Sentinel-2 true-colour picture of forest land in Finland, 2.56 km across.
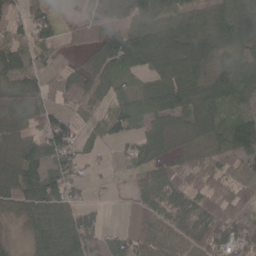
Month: April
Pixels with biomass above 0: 80%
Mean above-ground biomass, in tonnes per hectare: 61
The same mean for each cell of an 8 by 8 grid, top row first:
43 52 25 62 89 67 66 94
45 44 31 113 106 86 74 69
79 36 64 67 31 78 77 84
80 62 38 39 46 83 81 36
44 70 30 21 57 39 62 72
73 68 37 5 64 76 63 68
60 68 41 2 82 88 87 77
9 57 85 24 82 73 92 86
